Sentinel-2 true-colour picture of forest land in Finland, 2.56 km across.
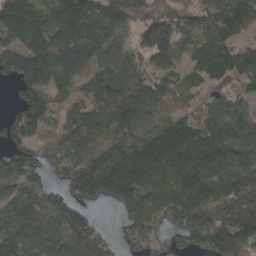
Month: April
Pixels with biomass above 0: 88%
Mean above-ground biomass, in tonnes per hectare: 130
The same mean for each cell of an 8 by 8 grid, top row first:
200 114 220 162 94 124 106 143
124 180 203 102 95 114 147 98
114 130 93 147 131 85 107 102
75 133 91 162 158 87 83 116
97 67 107 153 152 231 226 138
122 71 170 248 178 168 199 129
111 122 72 40 156 134 124 161
124 118 122 51 85 59 142 176
